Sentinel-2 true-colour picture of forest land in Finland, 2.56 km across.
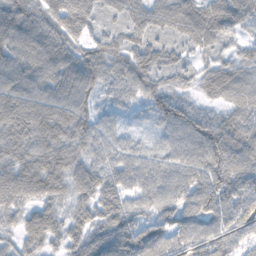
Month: November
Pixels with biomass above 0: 93%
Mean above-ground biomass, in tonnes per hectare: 73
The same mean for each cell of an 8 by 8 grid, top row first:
115 82 83 30 59 68 76 54
92 104 69 65 69 38 40 38
91 88 106 66 76 38 54 61
110 96 84 29 22 73 29 50
94 101 77 51 21 55 98 83
102 121 77 63 67 78 97 111
71 71 60 78 52 82 76 103
46 76 71 96 114 72 81 55
